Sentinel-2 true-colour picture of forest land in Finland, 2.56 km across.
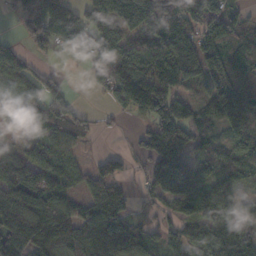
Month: November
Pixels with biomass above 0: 80%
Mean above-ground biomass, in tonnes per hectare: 107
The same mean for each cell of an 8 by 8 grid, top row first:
39 138 102 196 161 163 163 63
41 52 80 135 137 193 135 96
119 56 2 94 145 171 117 99
90 120 33 24 83 116 93 121
49 91 49 0 60 158 55 93
138 98 57 89 41 213 112 89
190 163 81 149 24 80 116 94
144 183 164 193 134 85 131 145
